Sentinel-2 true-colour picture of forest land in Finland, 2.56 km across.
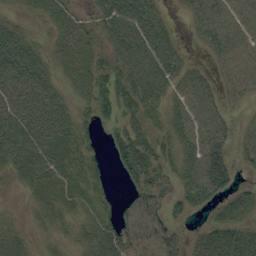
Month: September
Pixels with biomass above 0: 78%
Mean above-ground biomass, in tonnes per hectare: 41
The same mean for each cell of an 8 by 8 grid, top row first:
12 35 24 66 59 8 58 57
51 21 41 53 70 34 30 63
54 33 37 55 83 46 29 59
58 57 26 37 49 36 53 12
65 60 37 23 41 45 62 25
32 45 39 10 59 42 73 11
7 36 28 24 59 25 29 25
32 19 31 63 55 35 46 46
